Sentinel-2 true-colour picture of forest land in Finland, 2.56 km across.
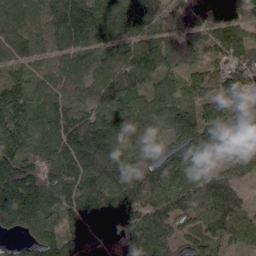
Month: April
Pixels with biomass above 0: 96%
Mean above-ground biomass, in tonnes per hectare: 133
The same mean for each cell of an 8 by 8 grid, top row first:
124 105 151 135 173 102 130 102
117 96 125 123 144 127 104 131
130 107 102 156 129 85 90 124
196 108 106 125 128 168 138 140
169 152 184 160 121 129 137 58
260 164 147 162 134 145 116 73
286 159 154 176 132 119 151 104
52 183 128 102 157 93 96 94
